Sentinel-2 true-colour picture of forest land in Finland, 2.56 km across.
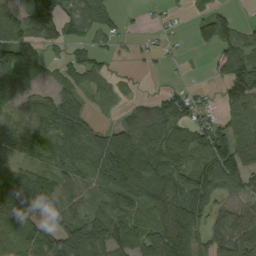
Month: September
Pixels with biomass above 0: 74%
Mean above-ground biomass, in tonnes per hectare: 69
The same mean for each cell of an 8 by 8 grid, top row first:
79 124 74 41 7 7 58 9
93 49 44 20 12 6 37 72
101 23 52 28 3 4 11 121
54 95 83 12 63 94 26 67
79 112 125 118 111 80 100 70
76 57 68 106 124 80 91 92
138 85 61 93 64 92 51 40
71 105 144 79 74 119 52 94
